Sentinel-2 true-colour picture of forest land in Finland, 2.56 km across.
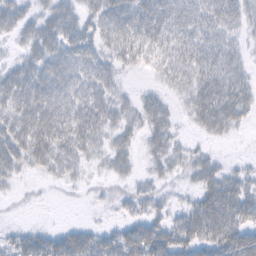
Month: February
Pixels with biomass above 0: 79%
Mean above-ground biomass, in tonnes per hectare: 34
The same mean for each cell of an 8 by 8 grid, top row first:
36 34 35 46 52 52 50 38
13 46 48 39 47 45 44 19
39 49 44 32 5 31 48 32
39 52 46 38 36 15 56 39
43 50 40 27 21 23 12 2
20 17 13 19 14 17 39 24
4 2 2 10 25 17 61 60
23 35 43 34 62 55 55 61
